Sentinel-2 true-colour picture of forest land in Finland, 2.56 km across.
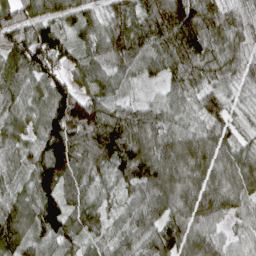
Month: April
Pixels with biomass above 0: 97%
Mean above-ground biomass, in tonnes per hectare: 90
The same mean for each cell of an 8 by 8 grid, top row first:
98 84 64 68 97 168 115 71
126 143 53 109 85 159 89 62
77 99 56 76 41 74 72 59
59 114 150 102 78 60 91 29
50 152 114 161 127 109 99 60
40 131 88 73 134 106 103 108
95 120 90 45 78 88 113 58
90 66 62 59 76 103 70 43
